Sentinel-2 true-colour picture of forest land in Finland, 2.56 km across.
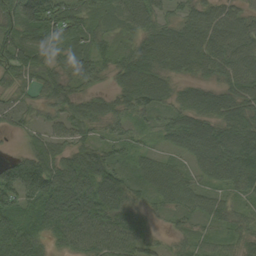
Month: September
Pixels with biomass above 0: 94%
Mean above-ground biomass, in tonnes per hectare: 65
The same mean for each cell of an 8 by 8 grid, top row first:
88 123 68 36 70 43 65 56
80 71 53 44 75 89 82 82
45 59 52 36 92 42 46 84
38 35 52 53 54 59 70 80
6 64 58 52 18 48 110 102
93 121 121 78 51 56 56 95
74 101 125 108 39 51 53 32
87 48 66 78 55 22 30 39
